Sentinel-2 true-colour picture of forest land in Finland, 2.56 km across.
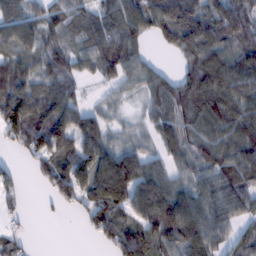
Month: February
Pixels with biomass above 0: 81%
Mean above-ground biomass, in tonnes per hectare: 85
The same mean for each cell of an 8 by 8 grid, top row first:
89 65 65 85 131 135 91 104
103 58 53 95 40 83 117 81
102 59 46 58 72 57 145 133
131 102 81 37 37 86 119 123
61 125 104 71 48 84 94 117
30 75 131 189 114 63 81 119
22 9 54 127 108 137 98 82
33 0 3 79 117 110 111 68
